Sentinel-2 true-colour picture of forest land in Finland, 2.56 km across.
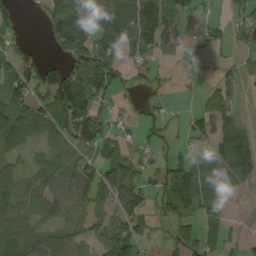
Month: September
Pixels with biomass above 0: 64%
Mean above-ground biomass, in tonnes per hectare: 50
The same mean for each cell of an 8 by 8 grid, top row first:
37 40 44 70 92 49 11 33
24 17 85 89 61 46 33 20
73 78 82 89 25 17 18 44
66 72 91 31 17 13 50 28
47 33 61 45 23 18 38 103
44 54 70 67 37 80 70 103
68 58 42 47 44 65 53 15
85 54 41 82 29 33 45 30
